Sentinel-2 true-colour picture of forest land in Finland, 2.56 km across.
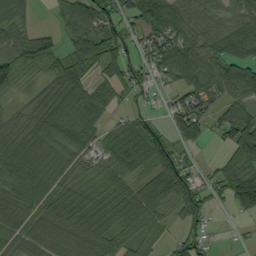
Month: September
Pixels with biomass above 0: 82%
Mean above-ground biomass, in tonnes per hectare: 65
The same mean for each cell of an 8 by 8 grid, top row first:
46 7 92 69 92 76 49 67
65 57 87 87 63 103 80 106
40 45 69 73 59 82 88 91
26 72 83 37 32 63 71 85
69 72 66 59 90 64 26 125
76 65 34 67 26 124 29 109
68 65 84 75 67 52 62 75
52 58 62 58 49 48 36 6
